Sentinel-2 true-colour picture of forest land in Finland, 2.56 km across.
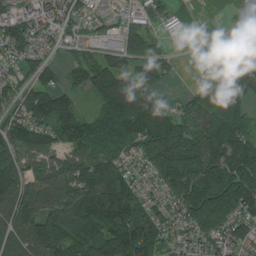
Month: July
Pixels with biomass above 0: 87%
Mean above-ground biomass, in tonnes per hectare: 123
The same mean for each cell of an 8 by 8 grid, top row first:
100 74 68 42 47 31 9 47
85 41 40 84 99 13 3 77
50 76 78 132 95 12 33 152
74 142 86 154 193 79 115 78
141 109 108 102 169 209 165 185
187 113 156 220 66 246 257 243
160 128 193 260 177 103 325 195
132 216 145 248 226 61 97 104
